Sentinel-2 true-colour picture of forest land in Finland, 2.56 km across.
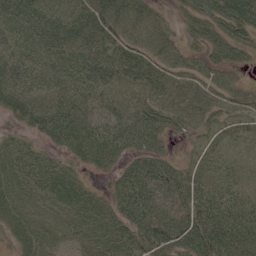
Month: June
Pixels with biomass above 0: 89%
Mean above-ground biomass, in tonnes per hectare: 44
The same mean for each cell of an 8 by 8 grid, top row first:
57 60 58 59 49 11 35 39
55 49 53 48 44 33 32 30
96 64 58 35 40 45 42 19
49 63 57 33 39 53 51 41
28 30 53 56 38 12 37 18
44 40 16 26 58 43 39 15
38 19 23 36 65 44 79 54
31 19 24 31 58 81 90 72
